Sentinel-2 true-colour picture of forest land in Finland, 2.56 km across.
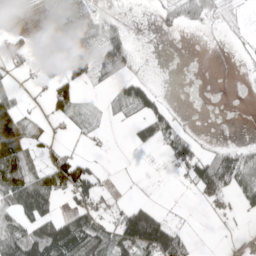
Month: April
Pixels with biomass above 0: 45%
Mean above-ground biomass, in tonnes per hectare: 38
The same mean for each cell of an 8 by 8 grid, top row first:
18 23 75 16 1 50 44 3
21 2 69 61 2 0 0 5
13 30 32 41 24 0 0 2
79 21 25 17 53 19 0 0
122 18 9 2 25 74 14 17
92 65 90 4 1 10 108 64
77 62 47 18 74 2 11 20
87 125 104 60 171 96 0 4
